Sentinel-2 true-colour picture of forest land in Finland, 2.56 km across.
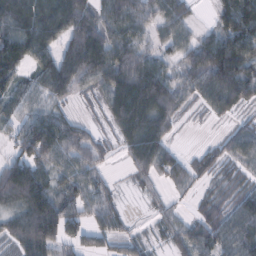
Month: February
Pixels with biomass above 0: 81%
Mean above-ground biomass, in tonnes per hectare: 71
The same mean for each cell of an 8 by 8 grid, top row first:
117 108 123 90 75 65 8 121
102 77 143 94 59 57 100 105
60 101 90 100 133 65 102 108
41 47 12 75 114 66 30 34
43 109 61 25 104 19 16 67
143 67 74 13 42 59 40 41
73 143 70 45 9 20 47 60
69 111 65 44 31 48 76 81
